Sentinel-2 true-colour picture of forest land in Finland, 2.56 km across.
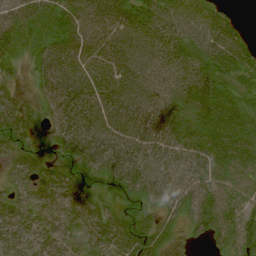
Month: August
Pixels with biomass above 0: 92%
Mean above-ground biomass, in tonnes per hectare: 49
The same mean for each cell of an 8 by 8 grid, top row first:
30 33 43 66 65 63 58 10
30 35 42 59 63 53 60 53
18 43 48 58 66 48 61 40
65 37 72 72 72 45 59 59
38 26 63 65 60 56 68 73
30 40 38 42 48 39 58 56
41 49 52 27 35 34 58 51
44 43 43 59 72 15 31 59
